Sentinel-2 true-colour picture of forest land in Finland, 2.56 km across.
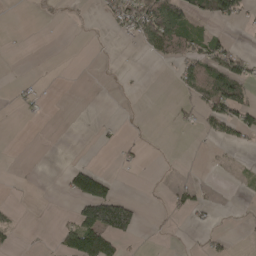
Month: April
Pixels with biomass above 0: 21%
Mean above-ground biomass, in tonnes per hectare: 22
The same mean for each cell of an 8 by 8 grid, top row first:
0 1 1 38 99 75 44 37
0 0 0 2 30 60 54 13
5 1 0 0 1 26 68 62
7 5 0 0 1 12 47 67
0 0 0 6 7 0 6 17
1 0 88 20 1 3 1 5
8 0 63 164 9 17 12 1
8 2 101 74 2 0 14 3
